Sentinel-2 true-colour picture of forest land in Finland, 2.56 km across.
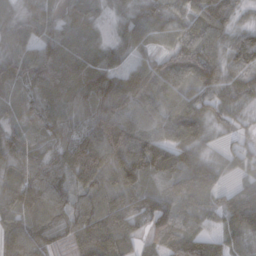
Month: November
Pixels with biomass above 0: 93%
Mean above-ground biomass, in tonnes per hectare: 71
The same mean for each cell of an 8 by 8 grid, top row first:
39 71 71 29 47 49 102 28
64 97 76 41 37 53 71 66
60 107 80 73 98 82 100 42
34 56 50 114 93 82 54 29
50 51 87 110 111 76 23 40
42 74 71 71 74 75 86 49
96 88 61 113 85 84 62 122
116 65 91 120 40 74 64 66
